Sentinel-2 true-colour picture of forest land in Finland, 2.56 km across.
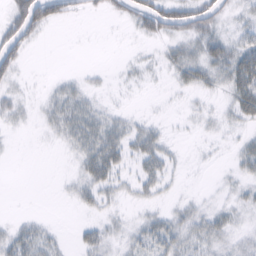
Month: February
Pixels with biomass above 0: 50%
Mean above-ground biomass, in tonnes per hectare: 17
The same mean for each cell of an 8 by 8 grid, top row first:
47 51 10 11 41 44 38 14
39 1 0 0 3 18 32 32
18 4 9 3 5 15 25 49
15 17 34 12 3 2 9 30
1 4 30 37 29 4 3 11
0 0 21 29 30 8 0 13
0 0 10 10 10 11 11 12
30 19 14 15 26 31 28 13
